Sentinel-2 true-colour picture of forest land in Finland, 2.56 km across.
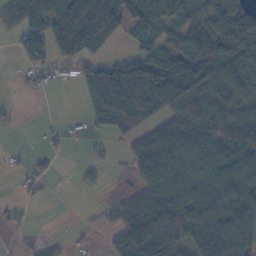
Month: November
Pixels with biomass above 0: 63%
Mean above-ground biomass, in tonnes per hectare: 55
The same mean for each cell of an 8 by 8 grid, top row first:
49 76 114 96 86 51 60 78
28 74 80 14 40 67 97 84
6 25 44 128 148 113 95 77
8 0 14 111 102 67 80 58
1 13 9 12 61 85 80 72
9 17 9 2 49 78 86 68
7 0 2 21 75 82 80 65
2 10 6 35 96 49 92 78
